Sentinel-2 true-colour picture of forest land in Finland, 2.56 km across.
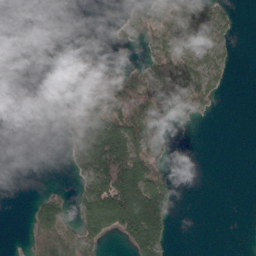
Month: April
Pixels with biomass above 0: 38%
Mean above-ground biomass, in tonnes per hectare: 45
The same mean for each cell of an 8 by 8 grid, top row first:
0 0 0 2 33 38 76 13
0 14 24 13 33 61 98 7
0 7 57 86 69 132 78 0
0 0 98 94 113 60 22 0
0 0 110 168 116 12 0 0
0 0 52 176 129 16 0 0
0 74 60 192 223 31 0 0
0 50 70 22 165 7 0 0
